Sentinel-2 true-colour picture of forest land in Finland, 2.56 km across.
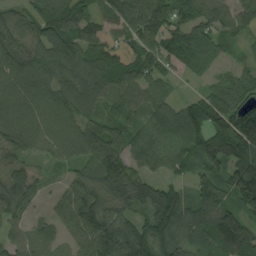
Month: August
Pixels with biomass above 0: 91%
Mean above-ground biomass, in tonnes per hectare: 87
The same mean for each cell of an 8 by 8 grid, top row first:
53 118 74 75 127 68 87 66
104 141 110 56 75 95 64 26
112 145 132 98 77 26 28 57
78 117 95 44 72 86 129 110
77 87 128 83 81 91 116 149
88 21 69 107 54 42 97 128
76 28 122 95 67 112 111 100
51 57 86 134 114 87 67 102
